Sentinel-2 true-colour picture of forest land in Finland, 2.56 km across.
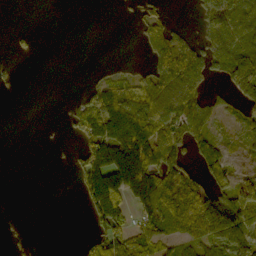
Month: October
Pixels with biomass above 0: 37%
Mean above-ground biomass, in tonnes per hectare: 41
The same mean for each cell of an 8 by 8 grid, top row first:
0 0 0 0 38 4 101 103
10 0 0 0 31 116 78 87
6 0 3 57 49 123 55 90
0 0 95 138 89 97 66 56
0 1 54 155 117 68 61 23
0 0 70 130 119 86 61 35
0 0 13 27 41 31 0 5
0 0 0 0 0 0 0 4
